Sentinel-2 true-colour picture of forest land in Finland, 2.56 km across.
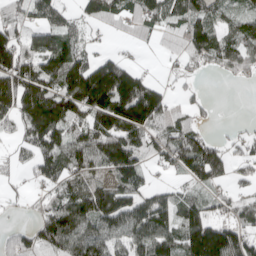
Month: April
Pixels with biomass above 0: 74%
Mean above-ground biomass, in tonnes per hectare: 91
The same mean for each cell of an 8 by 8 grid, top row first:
67 87 47 76 90 86 98 61
116 138 62 10 10 54 130 125
156 129 165 195 83 28 8 37
115 170 111 177 199 63 25 0
42 104 106 155 103 117 88 42
13 68 81 84 58 35 100 38
9 73 127 152 110 99 69 64
68 123 119 85 122 103 211 111
